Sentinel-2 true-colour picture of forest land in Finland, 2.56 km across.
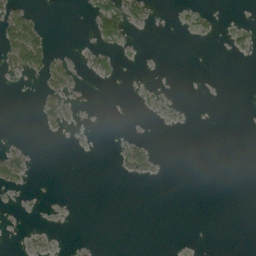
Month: August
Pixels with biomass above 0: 12%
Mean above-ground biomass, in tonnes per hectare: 6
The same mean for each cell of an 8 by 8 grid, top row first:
43 1 1 58 21 3 6 1
77 36 3 14 1 0 0 12
5 28 4 4 1 0 0 0
0 20 2 0 3 1 0 0
5 0 0 1 13 0 0 0
28 0 0 2 9 0 0 0
1 0 0 0 0 0 0 0
1 4 1 0 0 0 0 0
